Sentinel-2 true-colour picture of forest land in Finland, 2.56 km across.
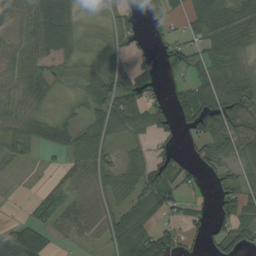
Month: August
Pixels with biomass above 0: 68%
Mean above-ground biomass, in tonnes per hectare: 49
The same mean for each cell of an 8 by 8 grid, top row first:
44 90 36 24 17 25 80 61
55 68 38 32 23 42 48 45
48 47 20 90 88 17 58 44
39 26 24 95 85 50 119 93
51 47 51 32 32 31 52 60
9 7 53 41 76 55 23 45
1 31 54 40 57 45 21 66
91 40 23 49 87 70 37 66
